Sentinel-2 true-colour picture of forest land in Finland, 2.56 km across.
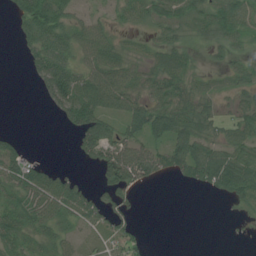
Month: July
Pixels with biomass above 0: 65%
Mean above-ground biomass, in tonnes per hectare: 40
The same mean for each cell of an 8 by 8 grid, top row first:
35 101 24 24 40 48 54 60
11 83 51 46 20 39 23 29
0 84 62 71 40 47 19 39
0 15 93 60 65 60 28 36
24 0 33 63 46 72 52 46
57 45 16 53 58 33 72 94
47 55 62 57 4 0 0 23
47 31 18 36 14 0 0 2
